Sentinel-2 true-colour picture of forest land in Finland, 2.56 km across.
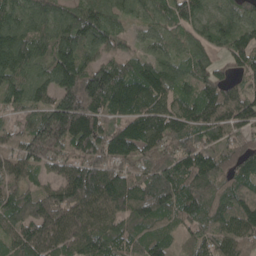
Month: May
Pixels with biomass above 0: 95%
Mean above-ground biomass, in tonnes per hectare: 102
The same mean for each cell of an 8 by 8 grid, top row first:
88 88 103 71 61 84 82 86
150 108 131 75 48 73 86 102
104 105 168 157 133 91 97 48
69 125 185 99 120 103 117 108
69 135 109 109 118 81 79 65
77 47 130 125 99 119 105 89
103 106 134 122 129 105 105 140
80 110 116 95 99 56 77 107
